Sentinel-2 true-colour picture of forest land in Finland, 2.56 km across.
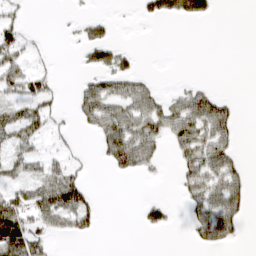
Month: March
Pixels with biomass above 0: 39%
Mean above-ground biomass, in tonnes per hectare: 28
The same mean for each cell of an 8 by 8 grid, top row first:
17 0 8 8 20 51 35 0
45 4 21 48 1 0 0 0
51 25 11 42 21 2 3 0
36 33 32 51 62 54 65 12
36 12 5 57 63 36 57 14
28 38 24 10 13 16 55 37
76 64 67 0 29 8 58 41
119 27 11 0 0 0 31 9
